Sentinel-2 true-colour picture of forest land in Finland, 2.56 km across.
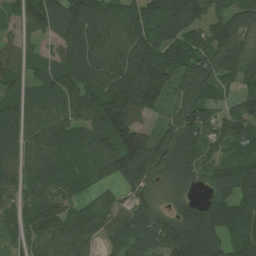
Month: July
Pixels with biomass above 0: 85%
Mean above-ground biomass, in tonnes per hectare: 94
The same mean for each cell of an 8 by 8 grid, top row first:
44 133 107 76 89 147 91 34
31 28 153 92 121 108 99 41
69 85 161 138 158 102 141 65
88 82 90 150 88 86 82 73
117 93 70 118 134 145 60 74
83 97 73 82 116 98 47 121
56 94 59 63 80 70 111 91
50 100 103 60 99 162 141 102
